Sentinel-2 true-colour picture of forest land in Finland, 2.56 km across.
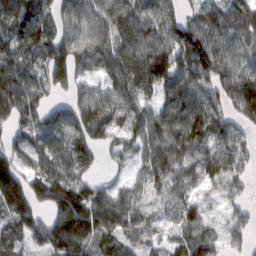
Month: February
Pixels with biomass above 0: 88%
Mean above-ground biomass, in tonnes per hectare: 88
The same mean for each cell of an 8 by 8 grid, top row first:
131 87 90 107 102 84 85 95
86 103 94 110 125 123 117 67
111 79 58 79 121 121 95 105
85 63 91 90 69 114 81 99
64 80 83 54 79 73 56 58
171 122 75 28 61 64 53 59
161 97 150 122 55 68 41 47
66 109 157 85 64 44 72 49
